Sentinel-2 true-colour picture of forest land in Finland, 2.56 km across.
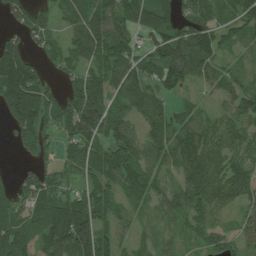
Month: July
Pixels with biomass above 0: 82%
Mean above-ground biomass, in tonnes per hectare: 85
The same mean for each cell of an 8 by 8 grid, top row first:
64 51 106 131 89 94 86 100
101 63 92 105 69 138 124 30
152 41 76 96 92 96 58 51
152 104 163 87 67 59 39 101
60 65 118 85 82 85 104 80
40 69 63 84 83 45 125 111
65 94 112 65 39 82 97 70
102 101 166 80 34 41 63 60
